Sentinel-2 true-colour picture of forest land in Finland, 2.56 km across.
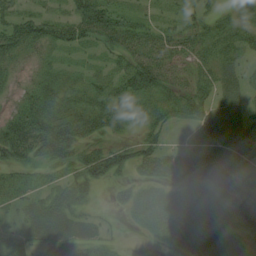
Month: August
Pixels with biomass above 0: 76%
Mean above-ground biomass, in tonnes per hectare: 31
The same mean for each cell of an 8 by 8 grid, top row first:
42 29 54 53 20 15 30 20
50 35 28 39 59 45 39 34
18 31 20 31 63 32 32 21
37 55 50 46 34 43 42 26
77 76 47 23 31 8 22 33
21 15 37 32 17 24 8 7
22 39 24 10 22 30 31 3
34 35 40 13 4 20 27 11
